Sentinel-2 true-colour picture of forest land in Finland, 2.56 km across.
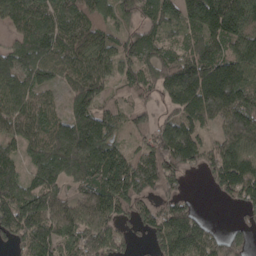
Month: April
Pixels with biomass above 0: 89%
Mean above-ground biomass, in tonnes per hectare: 134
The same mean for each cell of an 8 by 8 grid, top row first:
118 126 127 85 115 112 223 208
129 152 146 103 145 95 145 163
147 96 141 86 104 210 196 172
145 112 145 77 61 114 155 176
97 163 237 123 82 245 83 146
120 163 139 196 170 106 71 215
208 150 125 152 88 133 5 61
113 150 140 119 46 214 133 78
